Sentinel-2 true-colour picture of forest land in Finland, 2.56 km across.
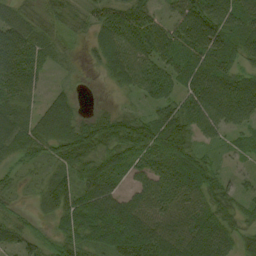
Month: August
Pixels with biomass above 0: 87%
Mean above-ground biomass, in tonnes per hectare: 54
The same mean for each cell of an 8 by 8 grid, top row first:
43 36 29 69 78 55 88 82
79 37 15 69 70 56 83 67
76 17 9 26 68 60 78 53
42 59 29 27 20 60 72 64
67 62 82 67 82 90 22 23
19 23 58 61 41 63 54 18
17 28 80 74 66 62 57 33
37 32 60 71 95 73 73 45
